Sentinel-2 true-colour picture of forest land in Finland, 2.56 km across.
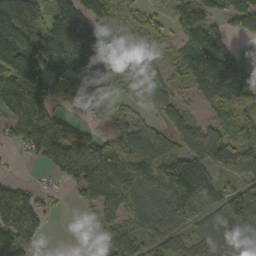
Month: October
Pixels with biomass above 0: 79%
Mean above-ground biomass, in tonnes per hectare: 104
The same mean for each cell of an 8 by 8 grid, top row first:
196 94 157 112 51 78 72 107
212 180 224 221 61 45 156 72
195 124 156 150 75 51 178 153
139 117 15 31 50 69 38 113
41 127 142 105 130 86 119 109
10 20 98 177 124 168 104 86
174 31 23 91 112 129 90 158
122 22 9 79 60 76 75 70
